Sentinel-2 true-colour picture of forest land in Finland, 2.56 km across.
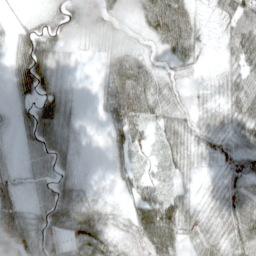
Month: April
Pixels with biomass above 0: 85%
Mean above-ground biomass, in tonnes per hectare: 38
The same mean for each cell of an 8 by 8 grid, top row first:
5 24 59 28 49 110 9 61
32 45 6 15 16 68 9 57
44 54 2 42 50 20 6 37
21 69 13 40 44 30 15 47
17 73 12 21 24 34 22 37
28 58 20 11 23 17 5 60
52 62 65 17 74 58 16 67
69 49 63 41 47 49 30 53
